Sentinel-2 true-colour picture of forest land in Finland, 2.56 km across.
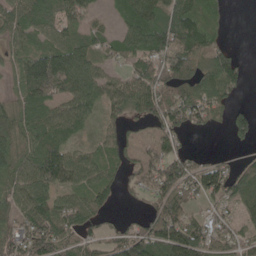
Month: May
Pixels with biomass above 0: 77%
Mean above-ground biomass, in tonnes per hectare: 77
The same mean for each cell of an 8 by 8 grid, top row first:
92 90 68 24 95 94 51 0
47 98 92 50 95 116 95 11
54 209 115 65 122 116 92 53
73 90 86 52 67 105 80 34
84 100 38 55 24 51 0 25
78 117 81 43 55 133 118 93
84 99 90 30 30 100 42 66
79 106 78 73 132 164 94 57
